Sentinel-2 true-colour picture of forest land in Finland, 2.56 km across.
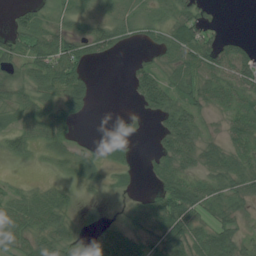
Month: July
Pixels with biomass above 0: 70%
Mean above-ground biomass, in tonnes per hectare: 38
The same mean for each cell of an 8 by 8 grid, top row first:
24 21 26 25 24 55 28 0
39 61 53 43 20 66 68 38
26 65 55 0 63 42 55 55
36 47 33 3 30 70 26 45
43 40 21 13 3 70 32 43
5 7 29 9 10 52 43 59
50 66 14 4 48 96 51 31
40 37 24 56 35 70 66 36
